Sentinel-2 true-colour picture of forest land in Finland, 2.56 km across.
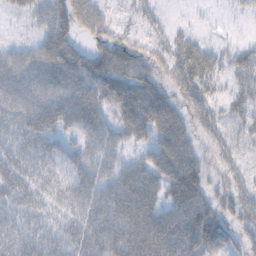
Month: October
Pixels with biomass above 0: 79%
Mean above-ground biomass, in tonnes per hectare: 42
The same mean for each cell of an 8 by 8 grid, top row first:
13 50 62 17 16 2 3 11
24 58 38 54 30 39 26 21
60 61 65 71 50 48 43 34
50 62 68 39 75 47 36 30
32 41 37 40 36 72 27 20
34 33 44 44 59 69 29 22
29 23 38 60 64 58 46 35
33 29 37 61 73 69 69 23
